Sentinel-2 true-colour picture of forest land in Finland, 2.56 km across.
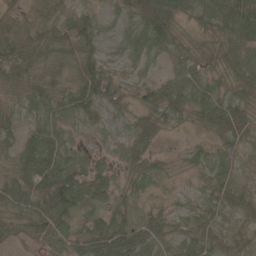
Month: May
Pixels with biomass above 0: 90%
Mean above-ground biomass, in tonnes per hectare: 46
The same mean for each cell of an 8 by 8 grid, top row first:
27 35 36 23 73 52 47 76
63 56 61 26 50 37 28 51
44 38 60 45 26 45 49 48
26 49 52 36 49 44 74 60
38 74 25 21 49 4 29 34
63 98 65 40 49 14 35 19
55 93 51 50 21 20 31 37
45 57 64 104 59 40 41 34
